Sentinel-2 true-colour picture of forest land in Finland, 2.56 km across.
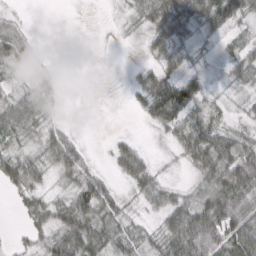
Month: March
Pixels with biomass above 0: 70%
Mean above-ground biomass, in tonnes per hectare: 34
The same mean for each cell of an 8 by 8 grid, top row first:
13 0 0 2 39 68 77 58
56 3 0 2 13 53 11 24
13 23 0 0 36 54 23 22
47 26 0 0 25 69 30 8
28 33 29 16 10 24 68 47
62 20 50 19 46 2 46 82
10 49 71 44 16 49 62 62
6 40 91 47 25 67 83 68
